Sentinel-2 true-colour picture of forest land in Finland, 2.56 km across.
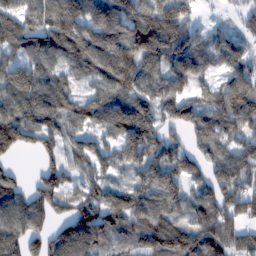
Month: February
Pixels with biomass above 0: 86%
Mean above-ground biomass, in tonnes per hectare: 109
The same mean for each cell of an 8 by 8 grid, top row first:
115 126 133 141 130 51 12 49
99 136 138 143 145 161 85 70
132 119 59 140 126 111 53 125
117 155 121 171 136 114 127 138
110 74 73 81 165 74 106 89
50 97 66 50 96 104 97 123
116 100 100 125 109 85 126 107
116 105 176 99 123 154 126 95
